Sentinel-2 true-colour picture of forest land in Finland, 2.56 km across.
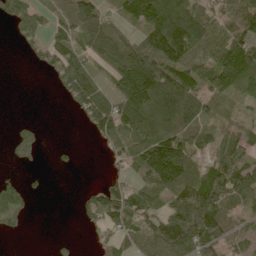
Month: June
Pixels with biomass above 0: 67%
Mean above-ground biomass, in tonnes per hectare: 81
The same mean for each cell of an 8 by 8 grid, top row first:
74 47 105 54 165 178 89 101
12 70 72 82 142 168 105 137
0 22 130 69 185 135 103 152
0 0 56 123 142 145 58 32
54 9 6 72 149 139 62 67
14 7 2 32 83 148 97 113
83 0 36 132 83 104 154 68
5 5 11 63 87 164 114 52
